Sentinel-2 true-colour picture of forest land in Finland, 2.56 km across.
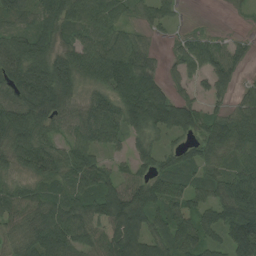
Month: August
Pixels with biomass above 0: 87%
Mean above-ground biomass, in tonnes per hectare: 72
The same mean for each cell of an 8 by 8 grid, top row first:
63 62 80 71 35 27 1 6
87 72 75 87 42 27 61 32
95 114 75 120 113 36 52 26
93 81 51 93 136 102 45 56
84 64 72 52 54 31 86 80
44 76 88 64 58 81 50 81
72 80 77 138 112 74 77 120
54 106 74 109 101 77 60 123
